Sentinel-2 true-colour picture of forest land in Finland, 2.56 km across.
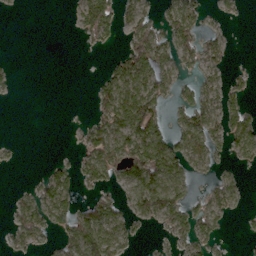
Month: March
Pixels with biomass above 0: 45%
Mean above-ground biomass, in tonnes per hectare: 41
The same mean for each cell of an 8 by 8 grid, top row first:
2 0 47 55 47 54 15 13
0 0 2 11 85 61 36 0
8 0 0 72 101 58 20 20
0 0 0 95 139 38 53 67
5 0 23 81 119 59 57 54
0 36 47 38 100 60 15 15
28 73 55 54 95 97 60 27
28 17 89 79 12 29 41 6
